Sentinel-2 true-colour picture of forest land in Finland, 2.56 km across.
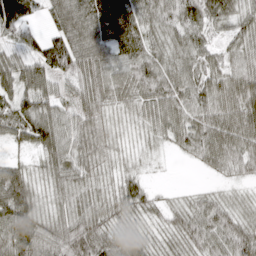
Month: April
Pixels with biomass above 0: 92%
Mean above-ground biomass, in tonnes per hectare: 65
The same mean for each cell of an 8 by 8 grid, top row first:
132 50 105 122 78 83 82 64
46 83 95 76 71 61 49 50
33 30 71 68 81 71 66 81
57 65 53 45 58 70 74 97
36 62 68 42 30 41 87 89
46 53 62 41 28 1 16 34
56 49 62 65 62 40 69 48
102 74 115 84 64 56 79 108
